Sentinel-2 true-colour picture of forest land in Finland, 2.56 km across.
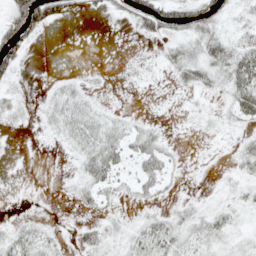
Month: May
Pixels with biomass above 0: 50%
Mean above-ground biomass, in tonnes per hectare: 17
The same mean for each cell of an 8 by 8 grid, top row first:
47 51 10 11 41 44 38 14
39 1 0 0 3 18 32 32
18 4 9 3 5 15 25 49
15 17 34 12 3 2 9 30
1 4 30 37 29 4 3 11
0 0 21 29 30 8 0 13
0 0 10 10 10 11 11 12
30 19 14 15 26 31 28 13
